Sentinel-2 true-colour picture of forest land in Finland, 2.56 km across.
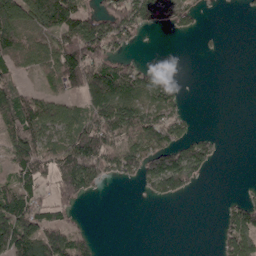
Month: April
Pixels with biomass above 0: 52%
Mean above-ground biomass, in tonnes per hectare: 74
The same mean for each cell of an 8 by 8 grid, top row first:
141 136 105 110 111 80 6 5
138 88 174 84 8 0 6 0
63 51 139 155 95 19 0 0
153 99 64 162 117 71 0 0
125 101 154 122 130 106 58 0
77 77 189 61 110 181 22 0
135 82 22 0 1 1 0 78
153 137 62 0 0 0 0 149
